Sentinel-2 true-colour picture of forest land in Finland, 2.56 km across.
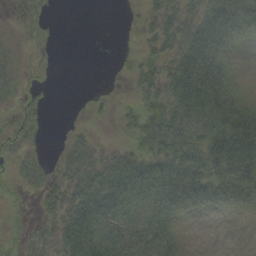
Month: September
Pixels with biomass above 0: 62%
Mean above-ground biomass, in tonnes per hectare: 32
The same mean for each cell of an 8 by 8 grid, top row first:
1 3 0 0 22 41 59 66
14 2 0 2 14 43 75 17
24 3 0 3 33 58 83 12
17 9 2 5 43 55 69 57
29 5 23 12 43 60 55 73
24 23 47 54 56 60 57 63
14 25 65 59 39 36 23 19
9 29 77 60 51 25 0 0
